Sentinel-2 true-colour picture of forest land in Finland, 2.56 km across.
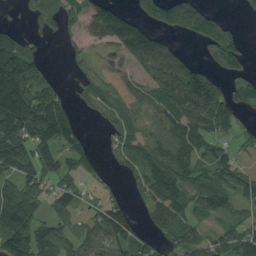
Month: August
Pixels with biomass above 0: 69%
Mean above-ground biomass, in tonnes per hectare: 88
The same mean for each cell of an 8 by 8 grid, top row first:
10 73 70 122 79 165 65 11
110 9 42 65 137 35 52 62
199 50 41 98 86 164 116 54
229 182 22 66 58 133 187 52
139 122 57 31 83 118 93 42
107 81 49 14 92 152 119 75
151 44 46 80 45 111 90 48
145 112 96 116 63 93 69 97
